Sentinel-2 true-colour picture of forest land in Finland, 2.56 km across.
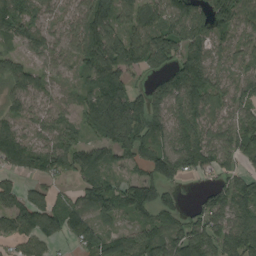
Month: August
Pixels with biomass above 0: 86%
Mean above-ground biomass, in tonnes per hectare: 107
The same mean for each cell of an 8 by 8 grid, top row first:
123 63 98 140 111 136 108 101
56 97 120 172 152 138 97 71
114 66 50 116 34 142 129 86
75 73 80 224 147 110 98 84
152 93 94 142 116 121 121 112
75 84 90 66 91 106 51 88
131 141 101 110 114 92 118 127
75 86 87 76 114 124 141 177
